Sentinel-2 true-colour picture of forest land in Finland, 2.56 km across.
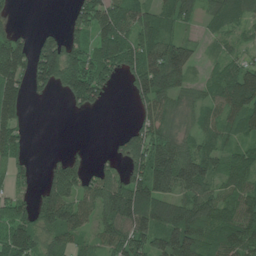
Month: June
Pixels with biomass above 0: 74%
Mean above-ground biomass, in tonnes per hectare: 82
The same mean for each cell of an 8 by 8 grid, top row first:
10 0 84 112 88 90 45 60
98 107 101 122 118 103 20 41
95 102 161 52 114 91 49 118
78 0 32 1 58 54 60 109
73 0 5 14 137 84 64 57
54 67 84 65 132 181 95 93
75 123 99 122 125 87 103 99
137 79 56 88 100 145 94 120
